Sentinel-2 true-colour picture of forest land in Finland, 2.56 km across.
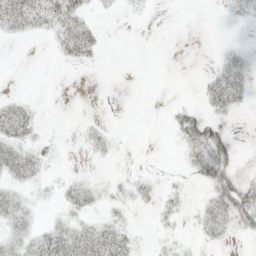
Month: May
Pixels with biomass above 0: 40%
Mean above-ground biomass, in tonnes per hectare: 17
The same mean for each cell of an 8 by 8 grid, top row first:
58 49 36 4 4 0 1 16
0 5 50 0 0 0 0 8
0 0 0 0 0 0 19 36
40 1 1 0 0 25 26 10
37 10 9 11 1 17 85 6
28 10 10 6 10 4 51 22
36 6 26 16 7 15 29 55
31 39 45 46 6 15 16 6
